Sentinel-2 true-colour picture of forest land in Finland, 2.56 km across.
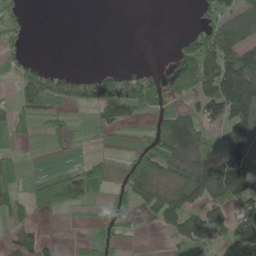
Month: May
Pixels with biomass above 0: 43%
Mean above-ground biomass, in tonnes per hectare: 53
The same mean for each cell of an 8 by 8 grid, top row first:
32 0 0 0 0 0 45 88
26 0 0 0 0 27 121 120
45 83 54 74 51 50 112 211
46 28 12 92 45 71 76 159
9 9 5 8 26 153 53 131
27 21 68 22 94 48 140 158
27 52 25 28 31 102 104 89
49 19 9 23 3 52 88 65
